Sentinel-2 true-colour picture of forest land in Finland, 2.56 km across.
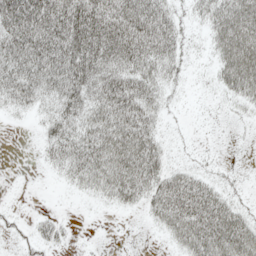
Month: May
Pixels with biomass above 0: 67%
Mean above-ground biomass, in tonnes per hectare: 41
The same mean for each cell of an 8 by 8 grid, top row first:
93 88 91 83 90 33 43 88
76 83 81 77 77 37 21 93
65 62 74 61 52 21 9 72
18 26 45 64 58 6 3 12
0 29 55 60 60 5 2 1
0 5 39 56 62 36 16 3
3 2 2 13 24 67 67 23
10 26 2 0 1 31 72 64
